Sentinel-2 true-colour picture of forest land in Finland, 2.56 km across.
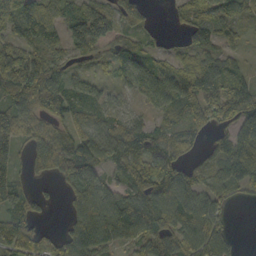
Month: October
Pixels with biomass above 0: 81%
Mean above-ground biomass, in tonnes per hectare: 77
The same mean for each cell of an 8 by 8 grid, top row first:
83 72 96 93 58 39 80 41
104 62 72 54 50 19 63 23
168 122 43 34 98 97 99 63
90 73 46 51 28 61 90 114
85 100 96 148 109 75 35 99
48 31 119 41 138 110 61 98
66 17 87 107 128 118 97 9
100 42 110 86 72 84 106 10
